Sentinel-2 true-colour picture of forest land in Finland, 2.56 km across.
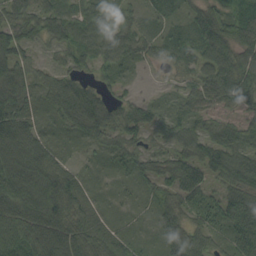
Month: September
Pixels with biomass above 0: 93%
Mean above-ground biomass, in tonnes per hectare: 59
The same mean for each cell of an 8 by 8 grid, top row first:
60 82 67 45 25 24 70 77
90 31 79 72 40 47 79 72
89 39 43 37 5 14 64 71
94 26 102 70 48 41 46 43
124 53 21 43 46 52 66 73
125 113 34 17 50 81 56 73
99 116 52 17 13 53 51 82
89 102 79 48 17 61 39 61
